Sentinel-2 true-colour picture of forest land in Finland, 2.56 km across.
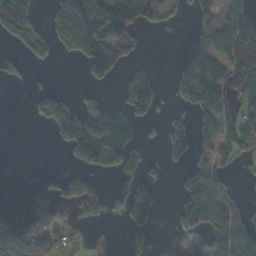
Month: October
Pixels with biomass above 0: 44%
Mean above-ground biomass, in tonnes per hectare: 53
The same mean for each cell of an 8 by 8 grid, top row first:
89 39 136 116 79 16 40 91
20 41 93 80 15 2 66 95
23 2 8 25 74 35 109 69
0 79 79 55 41 24 76 65
0 7 145 140 18 64 45 81
0 15 66 30 38 13 76 9
3 47 81 39 105 39 94 35
172 104 6 2 14 6 48 73
